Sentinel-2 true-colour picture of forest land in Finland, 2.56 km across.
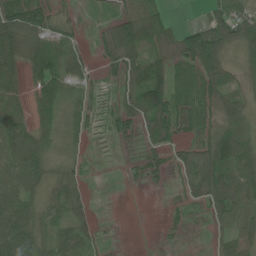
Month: June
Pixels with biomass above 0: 74%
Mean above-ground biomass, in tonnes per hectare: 44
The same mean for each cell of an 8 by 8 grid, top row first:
55 37 7 24 74 8 44 51
59 69 22 45 70 43 114 41
49 92 37 17 99 57 72 27
32 56 33 17 81 77 42 41
73 36 13 5 38 34 56 86
71 36 16 0 21 26 82 92
72 36 25 1 0 11 43 74
97 45 49 5 1 6 11 49
